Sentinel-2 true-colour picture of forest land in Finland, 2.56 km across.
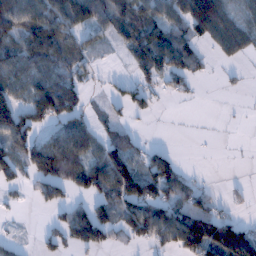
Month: January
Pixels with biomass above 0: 59%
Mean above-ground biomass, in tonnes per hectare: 67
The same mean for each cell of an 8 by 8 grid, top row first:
112 120 121 95 93 77 148 51
80 129 63 28 117 106 30 57
84 101 54 21 56 55 10 8
113 126 66 25 36 1 0 1
101 90 98 81 25 2 1 1
52 113 100 165 112 84 3 2
10 40 47 81 110 95 61 12
13 33 97 39 60 97 150 154
